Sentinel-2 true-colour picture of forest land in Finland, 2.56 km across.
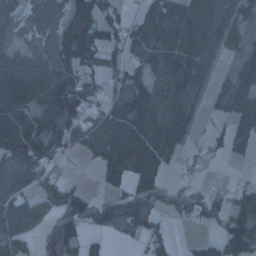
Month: January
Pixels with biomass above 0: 71%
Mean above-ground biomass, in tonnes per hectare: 65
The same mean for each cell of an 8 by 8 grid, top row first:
49 56 109 58 46 65 50 30
56 67 173 68 77 74 61 26
105 108 106 44 42 66 37 46
91 110 113 76 90 43 19 66
125 136 47 81 79 45 33 37
72 59 10 53 69 12 9 11
59 52 103 83 91 46 69 69
66 51 63 12 51 19 31 158
